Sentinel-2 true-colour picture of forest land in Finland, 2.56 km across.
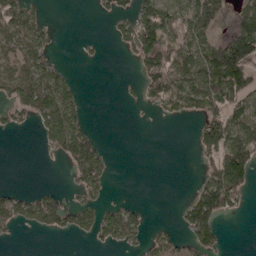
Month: April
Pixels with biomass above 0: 43%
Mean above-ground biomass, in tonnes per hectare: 49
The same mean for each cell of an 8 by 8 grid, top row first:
76 15 0 36 85 82 96 53
44 42 6 7 99 86 75 133
58 85 10 0 63 100 125 107
41 111 49 0 6 53 84 57
0 46 117 1 0 0 107 114
0 0 67 22 0 0 57 102
79 91 59 31 18 11 119 29
9 4 15 51 32 38 65 0
